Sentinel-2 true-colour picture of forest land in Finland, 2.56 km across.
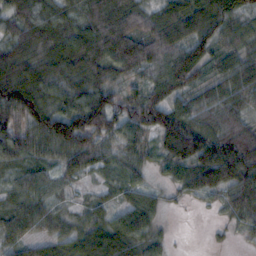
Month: October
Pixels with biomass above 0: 91%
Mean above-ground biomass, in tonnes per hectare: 64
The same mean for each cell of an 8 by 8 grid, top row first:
60 61 51 80 35 77 105 65
43 61 84 88 63 80 86 58
76 53 50 45 61 103 57 93
84 73 106 91 98 83 76 73
52 68 94 52 46 120 110 126
34 44 45 38 30 41 107 109
49 44 28 38 67 7 12 65
47 49 73 95 65 7 6 14
